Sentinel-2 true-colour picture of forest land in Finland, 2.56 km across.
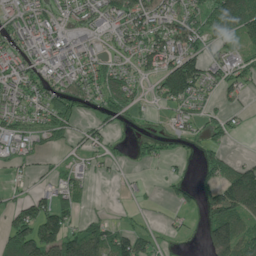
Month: June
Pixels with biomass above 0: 61%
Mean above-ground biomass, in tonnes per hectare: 71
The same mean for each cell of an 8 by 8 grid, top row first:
78 71 73 111 118 89 91 156
73 86 65 48 103 107 55 46
101 87 103 93 45 197 80 71
68 102 56 96 26 57 38 35
47 37 45 33 40 28 44 3
22 21 42 12 8 20 54 125
69 111 42 7 13 25 90 132
137 159 141 112 77 15 90 127
